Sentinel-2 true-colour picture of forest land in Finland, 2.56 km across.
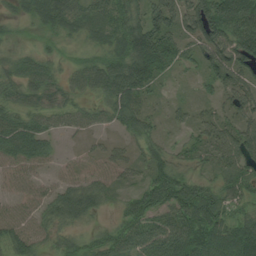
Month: August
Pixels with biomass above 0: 89%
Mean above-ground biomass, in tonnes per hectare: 56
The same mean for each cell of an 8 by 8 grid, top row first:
23 56 50 62 74 71 155 147
23 20 19 48 145 67 90 123
49 56 44 85 100 14 45 73
53 53 41 52 47 22 24 67
73 35 11 20 46 22 57 78
25 15 35 31 33 65 33 56
27 44 79 20 65 77 90 41
55 32 33 56 60 85 99 101
